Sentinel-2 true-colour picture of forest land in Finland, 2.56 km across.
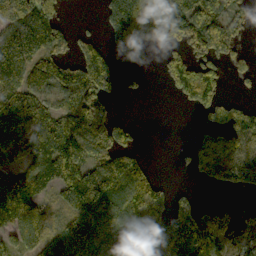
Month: October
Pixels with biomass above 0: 67%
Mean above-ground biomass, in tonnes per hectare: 106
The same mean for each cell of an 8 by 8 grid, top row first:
187 171 2 123 175 148 173 77
225 145 72 64 96 85 147 51
113 102 153 71 11 145 153 32
134 116 172 47 0 3 81 97
79 155 183 158 12 6 104 122
103 130 175 210 98 4 68 112
136 76 137 123 138 66 49 26
83 116 114 114 114 130 155 113
